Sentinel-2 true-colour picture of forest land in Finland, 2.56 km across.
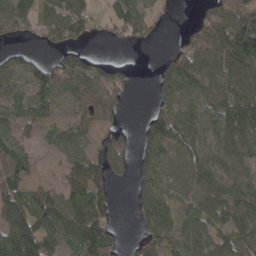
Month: April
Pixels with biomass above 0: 73%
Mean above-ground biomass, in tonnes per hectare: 75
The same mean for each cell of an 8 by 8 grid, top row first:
98 69 86 65 60 8 57 96
26 30 45 8 12 26 87 176
35 91 82 86 0 101 69 101
71 63 55 50 20 89 58 106
129 25 38 103 84 71 61 83
107 16 86 74 69 27 70 63
138 131 116 49 123 82 90 106
180 125 98 75 77 77 106 95
